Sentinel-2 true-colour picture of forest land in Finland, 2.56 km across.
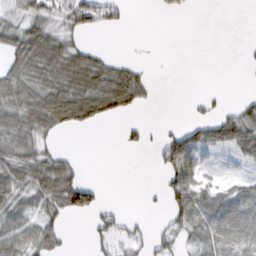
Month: February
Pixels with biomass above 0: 51%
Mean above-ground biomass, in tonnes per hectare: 39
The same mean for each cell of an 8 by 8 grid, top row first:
33 57 85 40 0 16 0 0
56 93 46 3 1 0 0 3
74 73 96 86 37 0 0 1
71 98 95 55 9 0 14 46
72 21 0 0 15 79 59 69
64 85 29 0 0 72 27 25
47 48 88 12 4 49 58 56
64 56 0 32 19 27 57 54
